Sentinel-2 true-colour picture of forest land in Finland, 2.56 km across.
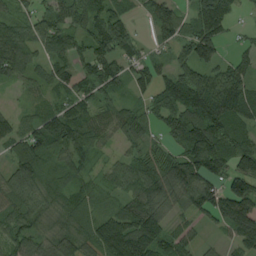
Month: August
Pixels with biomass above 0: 88%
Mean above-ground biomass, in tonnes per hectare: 89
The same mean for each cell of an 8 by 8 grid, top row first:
58 63 81 90 31 82 143 24
103 67 59 118 42 67 101 29
54 70 99 102 80 88 120 97
40 58 88 59 57 121 157 91
78 118 92 36 55 76 161 91
92 86 63 59 115 146 149 123
96 56 66 45 149 62 113 182
94 71 91 198 185 70 21 100
